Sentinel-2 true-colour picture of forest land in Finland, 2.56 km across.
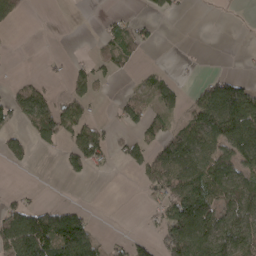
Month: April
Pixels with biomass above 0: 42%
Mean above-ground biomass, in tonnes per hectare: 44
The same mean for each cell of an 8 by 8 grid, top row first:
46 0 0 13 15 13 0 0
0 0 1 34 26 0 1 3
13 13 33 13 18 20 30 40
61 82 46 11 43 23 106 138
48 36 71 34 38 78 80 99
1 0 24 5 38 99 117 70
50 44 29 0 8 110 101 89
105 130 120 15 25 96 82 103
